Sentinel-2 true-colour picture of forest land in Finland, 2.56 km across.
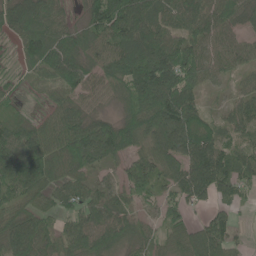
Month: June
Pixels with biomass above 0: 88%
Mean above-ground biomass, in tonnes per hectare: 85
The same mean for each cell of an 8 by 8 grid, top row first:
89 89 36 157 107 88 95 69
32 118 100 106 132 113 81 68
21 52 106 96 185 160 64 33
43 42 87 39 159 197 41 65
109 93 128 138 81 141 88 49
132 98 67 28 76 85 141 71
69 58 74 74 32 44 45 22
106 66 95 88 60 53 126 17
